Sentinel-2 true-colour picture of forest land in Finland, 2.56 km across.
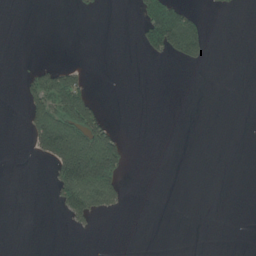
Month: June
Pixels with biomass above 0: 15%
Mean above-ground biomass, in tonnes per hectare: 28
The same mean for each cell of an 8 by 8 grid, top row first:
0 0 6 0 74 126 9 0
0 0 0 0 53 102 31 0
4 82 46 0 0 0 0 0
0 112 156 4 0 0 0 0
0 174 179 106 0 0 0 0
0 15 249 129 0 0 0 0
0 2 114 37 0 0 0 0
0 0 1 0 0 0 0 0
